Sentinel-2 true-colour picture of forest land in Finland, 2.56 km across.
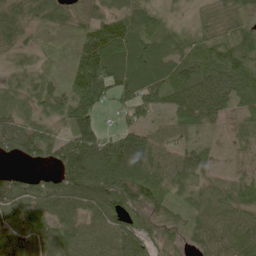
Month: May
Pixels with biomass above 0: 88%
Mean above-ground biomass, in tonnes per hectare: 62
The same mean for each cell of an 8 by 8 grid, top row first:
62 58 44 50 58 16 40 62
45 13 59 112 59 48 69 114
37 33 87 81 67 67 73 84
44 50 87 27 56 57 64 32
81 69 107 75 80 46 19 20
36 30 115 107 81 62 38 25
73 88 75 85 79 40 60 71
69 90 83 74 66 39 58 69
